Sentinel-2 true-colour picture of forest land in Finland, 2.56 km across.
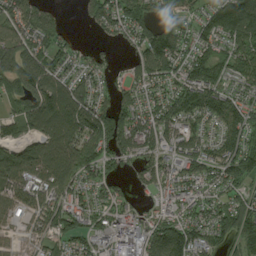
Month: August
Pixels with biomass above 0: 83%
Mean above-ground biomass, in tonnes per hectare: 114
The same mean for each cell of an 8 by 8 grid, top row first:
108 75 23 160 112 91 119 231
141 97 43 26 142 135 102 119
139 134 103 47 102 118 164 96
76 143 159 138 119 151 137 124
103 130 160 136 136 114 117 153
166 138 121 71 74 109 106 150
79 114 105 94 48 81 100 130
39 77 100 116 146 178 113 107
